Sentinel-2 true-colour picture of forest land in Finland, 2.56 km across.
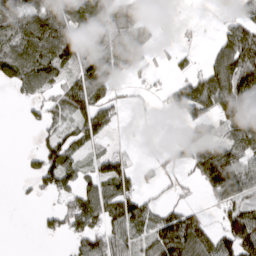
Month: March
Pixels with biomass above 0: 61%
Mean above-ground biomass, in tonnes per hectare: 66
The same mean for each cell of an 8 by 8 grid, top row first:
92 104 93 97 39 6 2 54
93 114 104 92 84 14 20 145
67 74 90 78 21 36 99 138
1 47 82 62 6 36 68 119
0 63 72 24 4 37 94 89
6 92 61 113 27 21 129 107
2 20 100 109 80 50 28 86
0 13 78 89 68 144 91 125
